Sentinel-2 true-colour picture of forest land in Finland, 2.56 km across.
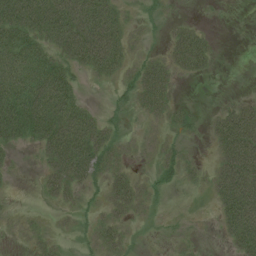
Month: July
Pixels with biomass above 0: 53%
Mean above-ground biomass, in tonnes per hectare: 33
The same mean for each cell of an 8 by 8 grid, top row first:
82 81 79 52 10 3 1 0
64 45 87 67 7 35 25 0
73 81 18 26 45 23 8 0
92 89 50 12 22 20 6 44
29 59 84 33 4 12 13 91
4 32 54 32 8 24 17 94
2 6 14 27 14 1 4 90
2 10 5 23 1 5 0 58
